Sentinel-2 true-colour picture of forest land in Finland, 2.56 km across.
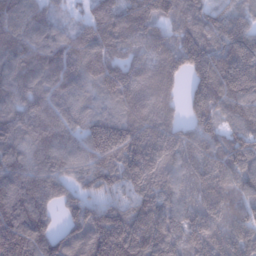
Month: January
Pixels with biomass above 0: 95%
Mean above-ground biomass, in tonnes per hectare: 179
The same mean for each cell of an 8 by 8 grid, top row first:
161 110 62 230 200 139 148 129
187 171 200 201 209 193 202 235
159 188 188 225 238 142 199 246
153 179 121 129 244 113 181 162
141 183 149 253 267 217 199 151
176 175 120 151 200 157 259 149
196 115 147 133 154 159 236 130
227 143 135 262 204 175 222 206
